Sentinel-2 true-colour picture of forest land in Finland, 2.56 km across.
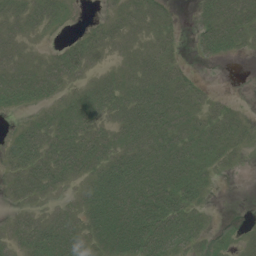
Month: July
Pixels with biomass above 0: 76%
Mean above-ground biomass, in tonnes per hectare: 33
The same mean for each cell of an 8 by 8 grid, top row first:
36 33 2 16 38 9 37 49
29 7 29 23 24 13 30 22
40 40 21 26 45 31 2 0
15 21 44 39 61 43 19 11
32 48 58 41 52 45 35 20
32 54 39 56 52 49 23 2
18 20 41 72 67 54 11 0
33 57 43 62 67 39 18 14
